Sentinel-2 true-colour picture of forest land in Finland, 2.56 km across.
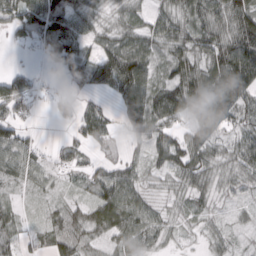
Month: March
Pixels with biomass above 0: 80%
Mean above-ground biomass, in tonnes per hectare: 50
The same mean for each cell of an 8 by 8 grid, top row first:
58 112 66 20 28 56 65 77
16 67 65 46 49 54 67 95
58 16 49 99 93 74 100 121
53 12 42 22 99 89 119 66
70 8 35 24 36 63 69 44
34 25 20 51 28 41 46 36
22 19 29 82 45 18 18 12
40 40 41 38 43 10 21 9
